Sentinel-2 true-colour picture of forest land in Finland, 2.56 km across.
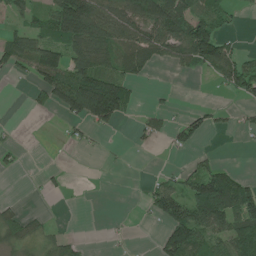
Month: June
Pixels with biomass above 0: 46%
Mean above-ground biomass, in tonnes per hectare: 55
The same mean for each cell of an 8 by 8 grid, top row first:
40 80 213 111 119 105 70 16
95 93 114 96 92 85 144 22
14 94 129 102 20 4 15 104
0 30 113 140 20 15 30 18
14 0 20 3 13 40 8 4
7 12 0 1 4 32 98 41
27 4 0 0 17 100 181 130
56 40 13 6 1 137 69 94
